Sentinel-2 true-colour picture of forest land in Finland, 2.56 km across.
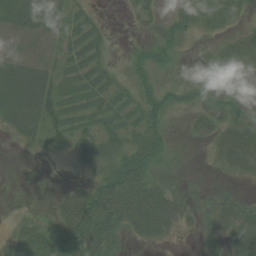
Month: August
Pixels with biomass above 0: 67%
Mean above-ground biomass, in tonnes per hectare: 31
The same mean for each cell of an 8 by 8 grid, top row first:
51 46 19 1 23 33 48 22
26 23 36 7 21 33 9 35
58 41 33 20 23 7 8 7
42 47 33 33 39 17 28 19
11 26 28 35 47 6 17 55
2 1 8 51 53 9 7 21
4 12 82 83 85 42 33 32
48 76 75 45 21 8 27 42
